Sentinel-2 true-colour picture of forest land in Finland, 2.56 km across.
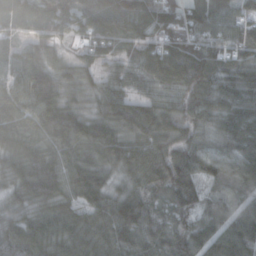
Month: October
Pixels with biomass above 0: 97%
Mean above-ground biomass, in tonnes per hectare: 91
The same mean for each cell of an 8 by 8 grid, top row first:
88 97 87 111 106 103 103 82
71 87 46 87 76 110 105 89
77 137 88 61 83 103 110 96
99 109 77 116 98 86 89 81
79 92 109 102 101 98 53 99
78 117 99 61 104 133 73 82
71 77 69 97 107 92 69 70
96 81 81 98 93 96 102 104
